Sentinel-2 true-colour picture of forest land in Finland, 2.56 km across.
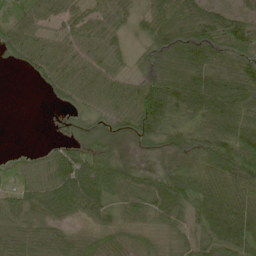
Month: May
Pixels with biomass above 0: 85%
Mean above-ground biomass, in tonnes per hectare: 64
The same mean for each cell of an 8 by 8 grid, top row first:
46 54 55 61 54 98 90 61
65 63 63 53 52 98 105 99
0 53 69 60 86 98 92 109
0 1 29 58 112 94 100 100
0 10 34 17 37 62 91 107
50 68 94 91 30 78 107 111
61 67 55 40 49 58 101 118
60 54 40 49 41 34 48 76
